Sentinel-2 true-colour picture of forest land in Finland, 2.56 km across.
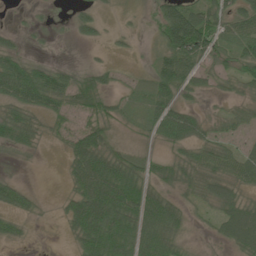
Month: June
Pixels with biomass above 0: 65%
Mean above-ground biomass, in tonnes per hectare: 38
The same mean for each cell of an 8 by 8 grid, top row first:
2 3 23 5 6 80 58 63
23 3 4 8 3 85 67 48
73 58 29 16 17 74 21 30
38 41 40 31 27 59 10 19
37 10 58 33 11 37 39 21
8 0 64 84 45 37 49 51
31 2 73 102 91 41 21 71
17 0 47 85 71 35 7 72
